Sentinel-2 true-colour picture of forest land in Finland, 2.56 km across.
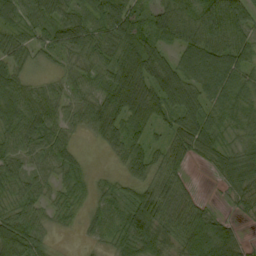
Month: September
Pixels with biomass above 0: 91%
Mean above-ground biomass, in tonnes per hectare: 54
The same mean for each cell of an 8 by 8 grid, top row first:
60 54 47 80 46 73 77 64
49 43 66 71 79 47 79 65
53 26 44 74 79 76 81 51
73 70 53 73 80 59 50 52
55 50 18 42 44 56 62 39
43 37 30 18 42 45 12 77
38 29 24 40 92 56 26 27
96 24 8 34 87 58 103 46
